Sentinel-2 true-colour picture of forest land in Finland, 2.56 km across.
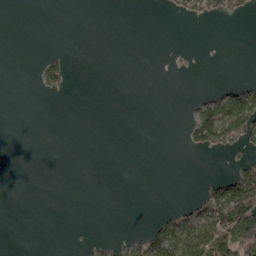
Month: April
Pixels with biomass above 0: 15%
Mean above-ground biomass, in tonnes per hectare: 21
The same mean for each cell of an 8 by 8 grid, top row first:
0 0 0 0 0 12 34 20
0 2 0 0 0 3 1 0
0 63 0 0 0 0 0 12
0 0 0 0 0 0 82 137
0 0 0 0 0 0 73 61
0 0 0 0 0 0 15 84
0 0 0 0 0 23 91 163
0 0 1 15 63 109 122 147
